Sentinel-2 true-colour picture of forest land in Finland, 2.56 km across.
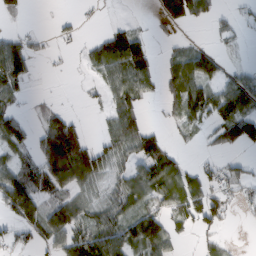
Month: March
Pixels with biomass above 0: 58%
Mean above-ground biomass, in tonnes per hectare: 52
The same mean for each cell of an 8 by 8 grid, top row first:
9 2 10 3 3 87 39 17
73 11 15 101 62 18 33 12
88 2 5 63 65 73 82 60
38 26 7 53 35 48 81 105
58 110 101 59 74 15 16 72
94 109 119 34 70 77 36 35
96 67 61 63 55 59 81 23
30 50 87 106 114 26 22 2
